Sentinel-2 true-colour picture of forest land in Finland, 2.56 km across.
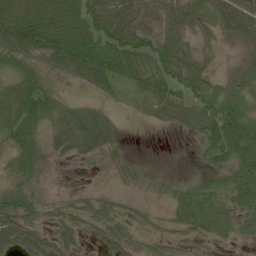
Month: June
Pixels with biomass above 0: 78%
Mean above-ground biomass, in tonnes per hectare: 44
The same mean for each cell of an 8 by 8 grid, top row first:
75 114 91 70 50 48 42 77
71 76 114 77 69 57 16 10
53 25 38 61 60 61 49 15
83 51 33 16 21 42 61 50
56 36 40 27 0 0 51 90
45 10 5 10 14 9 28 64
64 25 30 28 12 37 61 46
63 43 30 39 19 25 27 28
